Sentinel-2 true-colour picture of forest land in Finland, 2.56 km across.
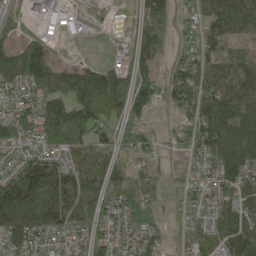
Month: May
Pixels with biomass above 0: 81%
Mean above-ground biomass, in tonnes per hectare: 98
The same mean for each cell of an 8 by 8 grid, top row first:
27 32 21 8 66 47 90 88
98 83 3 15 87 46 82 42
104 226 151 119 99 124 122 95
87 164 148 102 89 76 160 121
97 104 116 79 78 52 124 139
140 182 144 116 95 36 57 133
208 172 204 89 112 31 74 116
110 61 75 83 84 33 108 196
